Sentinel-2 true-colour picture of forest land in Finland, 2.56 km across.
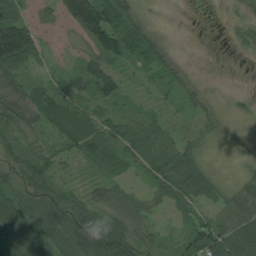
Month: August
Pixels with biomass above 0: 80%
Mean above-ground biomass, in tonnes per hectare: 52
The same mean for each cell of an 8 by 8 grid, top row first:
62 18 115 74 24 0 1 13
175 18 16 70 56 8 0 14
53 23 33 68 15 28 4 0
66 78 39 27 20 8 25 9
53 40 55 43 54 47 18 7
61 71 15 24 27 105 65 16
117 115 75 58 54 35 36 74
132 103 149 169 51 37 126 118
